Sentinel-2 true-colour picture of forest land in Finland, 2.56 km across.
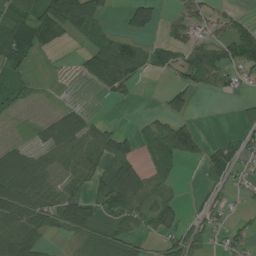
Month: July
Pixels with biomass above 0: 61%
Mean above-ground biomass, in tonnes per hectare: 45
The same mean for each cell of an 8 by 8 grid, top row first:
81 128 97 10 57 22 32 21
101 56 18 69 29 50 59 86
40 6 15 93 16 27 46 24
18 14 26 0 7 46 0 13
26 57 77 63 27 101 30 31
96 55 68 63 49 14 24 18
102 71 87 53 53 40 27 7
103 29 22 46 22 39 21 21
